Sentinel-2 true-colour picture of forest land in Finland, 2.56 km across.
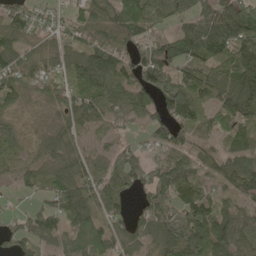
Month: May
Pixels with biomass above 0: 86%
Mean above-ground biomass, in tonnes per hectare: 72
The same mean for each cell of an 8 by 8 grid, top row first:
79 35 56 81 93 53 89 121
84 44 69 81 50 84 114 112
71 61 71 89 91 90 95 108
38 33 86 66 53 106 60 92
41 63 40 31 31 63 36 64
45 59 87 85 67 103 53 96
20 60 100 49 55 78 96 55
67 61 83 69 67 109 115 85
